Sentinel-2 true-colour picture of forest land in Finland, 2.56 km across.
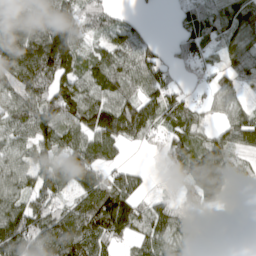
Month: April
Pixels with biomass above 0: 81%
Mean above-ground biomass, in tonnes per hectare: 92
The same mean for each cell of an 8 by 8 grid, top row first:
134 124 104 55 14 37 108 117
151 194 95 105 72 50 62 89
123 122 104 119 107 47 37 58
93 126 141 133 120 98 33 66
70 102 101 101 32 73 76 82
98 116 129 67 23 58 168 67
85 88 94 163 62 72 76 66
140 150 154 83 78 89 54 55
